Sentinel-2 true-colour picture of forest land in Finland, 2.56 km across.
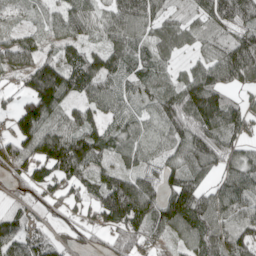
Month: April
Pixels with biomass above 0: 86%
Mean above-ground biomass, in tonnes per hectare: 74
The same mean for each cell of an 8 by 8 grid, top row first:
31 44 85 77 79 35 68 92
109 41 60 73 47 53 44 97
47 157 101 72 63 49 126 69
70 104 57 60 41 91 150 80
82 115 114 73 55 70 92 59
53 75 85 77 74 74 49 95
36 38 47 138 107 119 98 79
76 53 26 43 62 42 79 86
